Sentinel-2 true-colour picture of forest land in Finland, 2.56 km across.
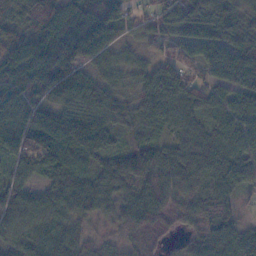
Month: November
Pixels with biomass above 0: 94%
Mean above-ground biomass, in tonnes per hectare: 70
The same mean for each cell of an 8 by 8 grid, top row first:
76 86 92 59 36 61 79 56
95 128 84 53 31 42 70 85
114 110 92 53 60 83 49 77
73 64 74 85 65 81 60 80
67 75 77 43 69 56 70 84
43 56 70 102 92 74 92 69
61 67 71 69 107 64 77 29
58 66 52 27 39 18 84 82
